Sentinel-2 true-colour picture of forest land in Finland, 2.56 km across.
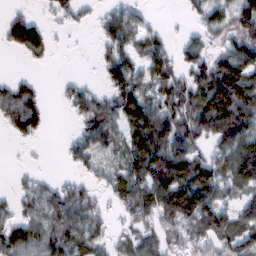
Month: February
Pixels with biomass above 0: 69%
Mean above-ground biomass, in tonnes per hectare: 63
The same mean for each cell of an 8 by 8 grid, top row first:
42 20 28 52 27 3 59 79
55 40 1 61 59 32 46 98
39 3 18 67 56 70 113 133
101 37 54 73 111 88 142 126
12 4 52 54 105 99 58 94
11 13 24 47 104 127 100 103
36 61 75 26 86 132 102 59
74 65 70 37 61 56 64 87
